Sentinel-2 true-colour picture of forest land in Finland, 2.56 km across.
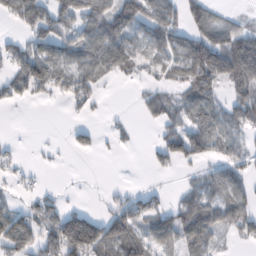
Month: February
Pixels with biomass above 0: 57%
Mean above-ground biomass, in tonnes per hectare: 60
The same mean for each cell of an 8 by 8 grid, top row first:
73 91 81 99 95 65 89 18
48 92 83 103 70 88 155 109
58 94 74 28 24 51 126 100
3 0 20 4 25 55 108 83
7 5 26 11 6 80 101 40
20 2 2 0 1 14 53 66
33 67 31 32 69 56 96 78
108 90 203 103 80 74 65 27
